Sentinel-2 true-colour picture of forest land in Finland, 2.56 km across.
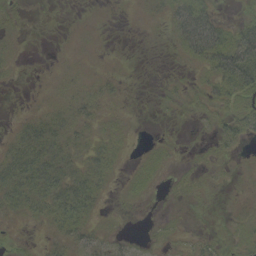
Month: September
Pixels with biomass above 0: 52%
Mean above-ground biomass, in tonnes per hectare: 13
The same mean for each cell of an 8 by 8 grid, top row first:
8 1 0 0 4 28 31 12
4 0 2 1 0 10 48 52
2 2 6 7 0 3 17 49
2 13 15 5 1 3 9 20
25 39 17 14 2 3 5 13
44 43 29 12 11 4 4 3
23 35 38 2 2 2 1 5
3 10 20 9 4 6 8 11
